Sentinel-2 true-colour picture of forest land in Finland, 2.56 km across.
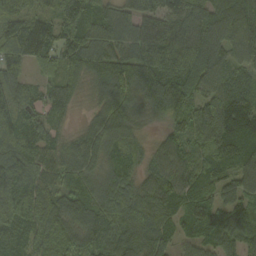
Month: September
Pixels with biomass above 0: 96%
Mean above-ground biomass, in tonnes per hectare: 98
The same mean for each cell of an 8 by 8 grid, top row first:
91 83 143 76 85 108 108 140
109 133 117 86 101 110 136 116
74 53 67 127 119 124 103 71
91 68 21 114 67 108 117 142
114 77 73 73 36 91 109 141
140 77 81 76 66 116 106 110
136 95 119 113 108 88 104 96
79 99 110 108 102 61 78 111
